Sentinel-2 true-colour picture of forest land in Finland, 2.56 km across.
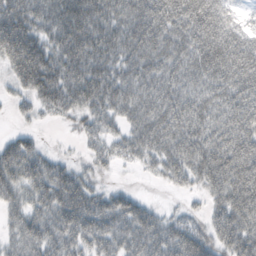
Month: October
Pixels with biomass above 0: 88%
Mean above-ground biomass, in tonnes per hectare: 74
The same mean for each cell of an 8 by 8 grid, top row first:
112 96 129 95 102 107 101 25
121 91 112 90 93 79 103 82
55 108 95 84 73 74 80 94
20 37 56 59 76 94 79 95
54 9 17 42 65 82 90 108
77 77 46 9 14 52 88 112
54 76 98 77 43 14 39 103
47 71 75 78 85 86 66 95
